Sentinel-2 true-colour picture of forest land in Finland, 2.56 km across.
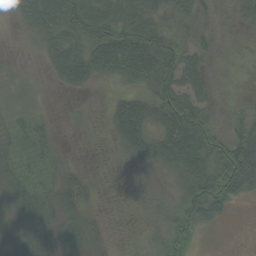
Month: September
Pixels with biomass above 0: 74%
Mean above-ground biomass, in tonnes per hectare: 34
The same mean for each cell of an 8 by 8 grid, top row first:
25 81 70 52 55 32 17 24
4 37 55 77 73 44 23 2
7 10 43 25 41 56 29 2
11 4 6 28 48 71 35 22
24 18 2 15 51 69 62 81
32 18 27 8 12 30 75 105
46 37 41 6 13 41 67 6
37 44 45 9 10 43 2 0
